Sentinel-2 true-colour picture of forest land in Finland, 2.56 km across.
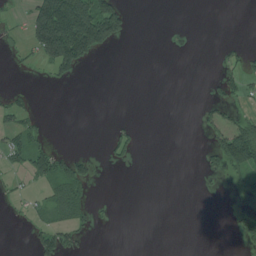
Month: July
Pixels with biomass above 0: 21%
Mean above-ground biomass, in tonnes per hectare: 35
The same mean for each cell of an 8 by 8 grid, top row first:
10 254 277 155 0 0 0 0
11 190 214 41 0 0 0 19
0 15 15 0 0 0 12 48
52 2 0 0 0 0 25 29
73 33 0 39 6 0 30 158
23 87 89 0 0 0 18 41
10 46 64 3 0 0 0 13
0 64 33 0 0 0 0 30
